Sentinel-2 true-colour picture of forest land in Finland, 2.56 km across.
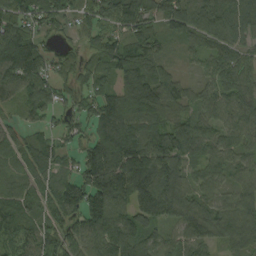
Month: September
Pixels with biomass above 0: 92%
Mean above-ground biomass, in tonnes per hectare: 92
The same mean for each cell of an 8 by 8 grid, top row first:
79 104 52 92 99 103 105 98
203 49 37 107 109 40 65 68
112 102 69 87 124 67 48 79
37 64 65 158 159 65 68 83
52 48 56 220 140 137 87 76
60 73 110 171 106 107 70 51
93 78 132 138 64 110 83 113
83 97 100 116 69 62 93 102
